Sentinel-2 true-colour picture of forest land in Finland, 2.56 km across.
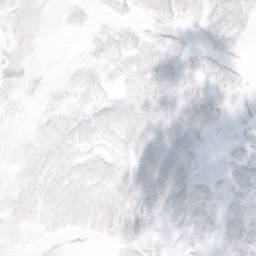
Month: April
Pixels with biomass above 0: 71%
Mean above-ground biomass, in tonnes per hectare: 7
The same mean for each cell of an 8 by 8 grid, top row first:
9 4 3 4 6 9 11 13
7 1 2 9 9 7 6 4
9 2 7 6 11 11 9 6
4 5 7 9 12 12 13 5
4 7 9 9 9 10 3 5
4 8 9 10 11 13 3 8
7 8 10 13 13 9 8 6
4 3 3 8 8 3 5 9
